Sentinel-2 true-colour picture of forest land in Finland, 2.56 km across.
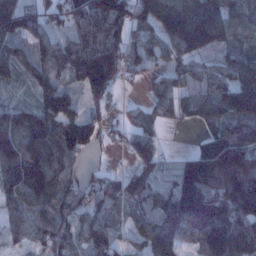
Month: January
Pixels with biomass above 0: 86%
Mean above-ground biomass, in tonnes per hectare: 104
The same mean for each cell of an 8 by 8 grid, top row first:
164 72 105 164 91 158 124 75
103 74 102 128 101 114 110 73
64 88 79 94 34 55 67 127
93 130 64 39 40 50 74 147
132 144 124 19 62 0 100 151
143 133 46 34 62 95 204 219
89 98 93 86 97 194 213 202
44 108 90 84 85 135 182 189
